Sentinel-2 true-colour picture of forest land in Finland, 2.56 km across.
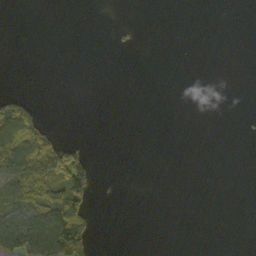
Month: October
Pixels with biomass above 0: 16%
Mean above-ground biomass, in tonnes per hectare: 16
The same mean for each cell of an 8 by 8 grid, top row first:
0 0 0 0 0 0 0 0
0 0 0 5 1 0 0 0
0 0 0 0 0 0 0 0
58 1 0 0 0 0 0 0
98 57 17 0 0 0 0 0
66 86 86 0 0 0 0 0
69 73 60 0 0 0 0 0
109 114 91 0 0 0 0 0
